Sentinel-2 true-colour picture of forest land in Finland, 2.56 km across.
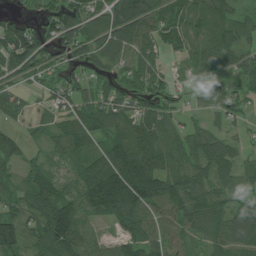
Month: July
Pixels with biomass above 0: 85%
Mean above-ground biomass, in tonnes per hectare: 84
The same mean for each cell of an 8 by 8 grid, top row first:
46 71 98 104 108 87 90 50
141 67 89 96 81 57 79 79
55 46 55 60 71 34 67 53
47 42 88 95 90 52 40 51
55 45 89 94 109 74 95 39
52 72 97 176 186 105 101 101
58 122 106 156 119 114 118 105
103 119 84 46 96 63 76 96
